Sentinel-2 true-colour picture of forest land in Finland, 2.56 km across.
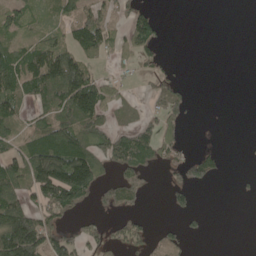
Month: May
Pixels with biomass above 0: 46%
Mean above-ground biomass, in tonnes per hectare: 58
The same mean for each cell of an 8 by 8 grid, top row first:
66 26 65 38 64 0 0 0
56 88 79 54 65 0 0 0
114 140 146 36 18 32 0 0
61 77 161 49 30 54 0 0
50 134 122 113 112 64 7 1
102 178 221 47 59 35 62 8
127 103 52 54 18 32 7 0
200 115 65 43 44 29 6 0
